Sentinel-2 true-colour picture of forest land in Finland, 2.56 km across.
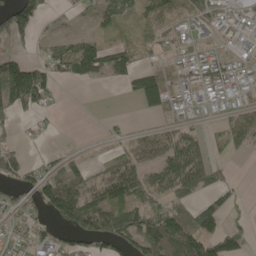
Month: May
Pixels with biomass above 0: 60%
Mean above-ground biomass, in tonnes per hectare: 69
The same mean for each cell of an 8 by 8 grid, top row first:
135 35 27 55 64 98 94 79
32 42 89 55 34 65 40 47
172 75 59 43 96 45 82 60
62 33 0 2 33 71 39 61
30 15 14 18 103 99 46 55
81 104 78 113 86 129 74 3
73 91 152 134 93 64 76 19
49 91 68 100 118 146 113 64
